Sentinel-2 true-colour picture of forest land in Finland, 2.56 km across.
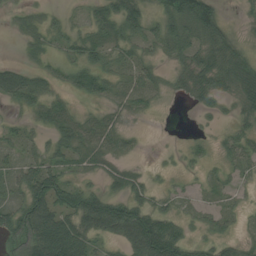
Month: August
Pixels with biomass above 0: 75%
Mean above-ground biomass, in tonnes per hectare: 36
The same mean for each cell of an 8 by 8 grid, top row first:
9 14 12 52 46 71 80 11
3 16 39 31 25 43 50 28
67 26 42 30 32 27 50 55
13 34 16 20 13 1 18 31
26 31 39 29 3 4 12 38
35 74 22 26 16 10 15 14
51 80 84 85 54 21 18 16
58 114 74 33 111 80 34 28
